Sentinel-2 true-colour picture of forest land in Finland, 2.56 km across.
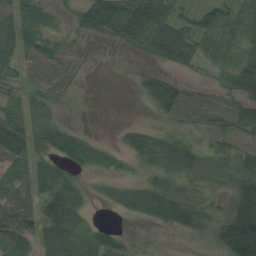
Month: August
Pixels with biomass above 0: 69%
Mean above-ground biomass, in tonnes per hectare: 37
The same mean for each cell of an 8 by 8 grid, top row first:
61 31 46 96 96 46 46 55
59 53 18 7 44 78 37 51
28 48 8 0 27 28 14 67
37 24 1 0 4 48 45 47
82 42 31 7 34 36 19 21
55 43 21 9 8 24 17 48
76 54 34 5 23 36 24 72
43 54 43 40 3 1 14 114
